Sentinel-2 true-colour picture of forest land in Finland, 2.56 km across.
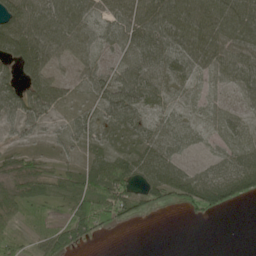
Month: May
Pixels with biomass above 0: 79%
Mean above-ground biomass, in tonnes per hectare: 46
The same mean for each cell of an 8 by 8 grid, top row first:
109 74 59 41 77 89 87 86
93 73 51 32 63 62 76 69
58 70 27 56 66 37 22 51
66 51 27 57 40 24 15 20
19 23 26 34 42 37 11 28
41 41 48 84 43 51 37 72
48 22 54 73 37 35 65 18
30 49 53 2 0 0 0 0
